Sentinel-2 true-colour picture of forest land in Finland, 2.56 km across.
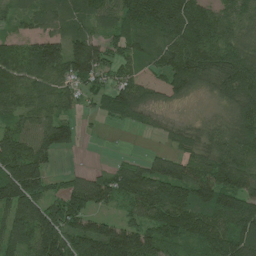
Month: July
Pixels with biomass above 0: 86%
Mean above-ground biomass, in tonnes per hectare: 99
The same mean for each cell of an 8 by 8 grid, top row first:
41 72 76 83 188 172 91 85
74 126 120 73 76 114 113 87
114 93 111 70 114 132 80 145
75 77 38 61 62 19 13 89
134 118 32 1 4 43 79 112
152 70 41 86 124 145 125 122
133 125 117 38 117 187 138 127
103 170 151 179 149 99 119 118
